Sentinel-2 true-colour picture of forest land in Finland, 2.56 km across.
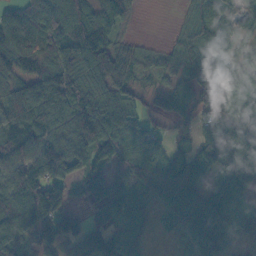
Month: October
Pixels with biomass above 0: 86%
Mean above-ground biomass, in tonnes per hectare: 77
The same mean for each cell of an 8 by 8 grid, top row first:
64 101 89 72 3 8 90 72
113 104 132 82 25 49 86 32
67 112 91 114 27 61 76 75
111 106 97 83 56 70 73 69
74 97 120 115 143 32 87 104
94 114 85 57 115 77 78 75
111 94 29 69 56 75 85 50
85 66 87 79 38 29 87 39
